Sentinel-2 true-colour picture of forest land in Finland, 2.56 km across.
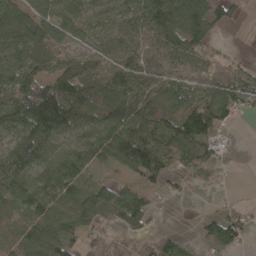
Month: April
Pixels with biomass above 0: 77%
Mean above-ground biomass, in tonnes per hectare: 80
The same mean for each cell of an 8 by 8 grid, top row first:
103 33 50 59 108 153 124 19
101 87 40 87 130 131 71 4
114 110 157 101 114 58 84 89
131 230 131 130 111 83 128 56
88 99 64 107 146 106 81 4
98 80 72 25 95 32 28 4
60 89 101 98 89 1 4 20
49 109 65 11 13 29 54 50
